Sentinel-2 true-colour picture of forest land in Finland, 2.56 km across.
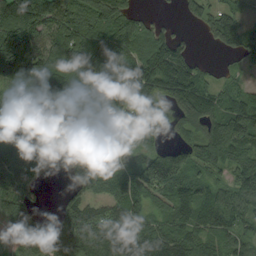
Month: September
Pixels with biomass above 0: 85%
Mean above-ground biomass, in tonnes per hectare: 94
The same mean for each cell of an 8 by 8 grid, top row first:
178 119 100 122 37 15 64 61
167 97 118 138 96 104 14 85
119 144 101 88 160 170 62 37
56 60 79 73 109 85 108 127
86 82 55 60 61 62 135 126
81 23 61 98 131 143 68 97
105 13 131 91 92 100 102 93
62 82 179 139 113 103 71 71
